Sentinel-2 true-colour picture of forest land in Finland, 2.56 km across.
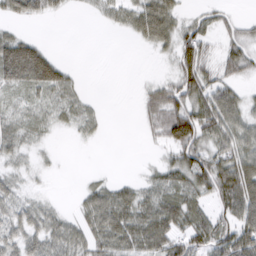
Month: March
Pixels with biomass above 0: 65%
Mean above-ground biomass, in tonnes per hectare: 39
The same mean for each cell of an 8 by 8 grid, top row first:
30 20 3 25 68 39 24 16
75 23 0 0 12 56 37 50
51 70 10 0 7 53 55 31
22 20 29 1 25 88 86 56
35 7 6 0 5 71 54 64
17 5 1 6 15 52 78 99
38 18 26 81 57 64 34 88
41 52 47 66 72 61 67 94
